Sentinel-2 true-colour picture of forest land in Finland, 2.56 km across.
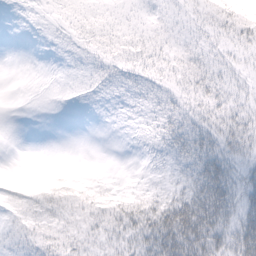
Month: February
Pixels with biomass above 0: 71%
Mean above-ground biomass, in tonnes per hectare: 15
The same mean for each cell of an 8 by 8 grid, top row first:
7 7 19 15 10 7 13 21
0 8 9 15 16 12 10 12
2 7 12 16 15 11 18 7
0 1 3 10 17 20 17 15
0 0 0 1 10 30 24 19
2 4 3 2 4 15 38 17
18 20 16 19 27 41 47 23
15 22 14 14 29 48 36 33
